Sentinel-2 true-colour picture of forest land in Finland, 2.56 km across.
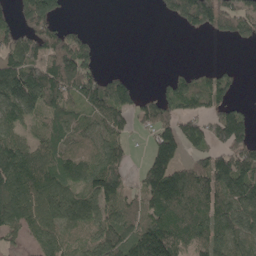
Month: May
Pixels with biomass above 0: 68%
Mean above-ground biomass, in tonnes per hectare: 92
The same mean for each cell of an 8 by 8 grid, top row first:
87 152 0 0 0 76 160 114
115 125 129 0 0 0 0 11
162 156 153 71 5 50 65 35
105 84 78 132 77 88 87 74
115 82 78 94 24 153 90 156
139 109 101 126 75 148 138 166
137 113 107 87 74 140 115 122
45 105 58 116 184 136 109 85
